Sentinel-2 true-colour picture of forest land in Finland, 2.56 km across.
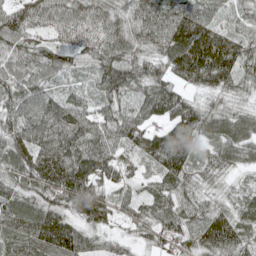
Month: May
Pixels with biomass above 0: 96%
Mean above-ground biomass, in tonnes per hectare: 96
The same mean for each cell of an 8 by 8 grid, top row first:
105 104 102 84 103 114 80 56
99 77 90 110 80 143 185 103
102 77 30 111 103 84 112 84
94 115 100 98 100 120 78 60
114 114 116 106 111 144 58 81
91 145 166 100 62 102 55 28
115 105 144 86 68 93 72 51
99 138 101 48 42 78 107 92
